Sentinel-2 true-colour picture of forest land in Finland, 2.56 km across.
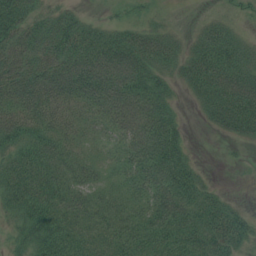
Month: July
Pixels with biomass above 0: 84%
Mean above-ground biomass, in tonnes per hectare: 46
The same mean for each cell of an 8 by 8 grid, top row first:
58 33 19 7 10 5 13 12
59 52 63 72 64 35 57 42
63 63 86 93 57 26 74 62
52 50 36 66 73 21 36 76
41 49 32 34 85 54 0 15
55 53 36 31 68 81 10 1
37 55 46 41 49 74 47 14
22 53 47 45 59 57 51 41
